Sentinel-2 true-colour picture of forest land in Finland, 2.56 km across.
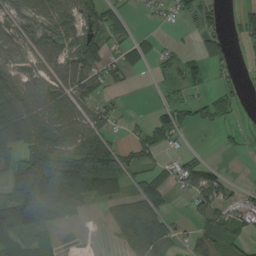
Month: August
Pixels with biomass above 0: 63%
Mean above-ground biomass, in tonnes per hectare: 57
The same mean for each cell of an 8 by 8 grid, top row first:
51 65 82 46 7 22 43 33
61 69 94 36 31 20 62 13
62 69 81 32 2 30 27 25
110 86 75 36 7 77 65 22
99 88 92 63 84 21 1 15
70 152 160 130 58 59 87 3
112 96 40 40 107 12 73 47
38 14 3 13 115 48 103 42
